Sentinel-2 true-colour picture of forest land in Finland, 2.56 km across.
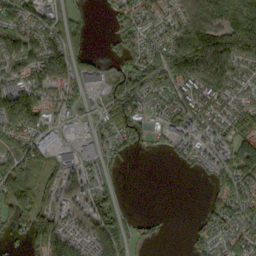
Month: September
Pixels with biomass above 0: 71%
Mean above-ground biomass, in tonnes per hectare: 67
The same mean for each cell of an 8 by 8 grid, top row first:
79 63 21 28 53 63 106 169
74 80 33 15 60 118 132 116
61 115 69 64 82 98 114 45
159 64 32 73 71 101 73 53
60 82 81 36 27 52 57 110
114 64 66 21 0 3 32 113
120 74 49 60 0 0 34 59
28 144 70 90 22 1 44 78
